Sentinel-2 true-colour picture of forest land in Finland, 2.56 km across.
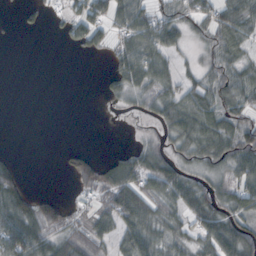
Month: October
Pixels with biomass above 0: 61%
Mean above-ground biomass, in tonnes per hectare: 42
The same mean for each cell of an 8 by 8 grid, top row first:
7 13 53 54 52 61 48 73
0 0 23 39 69 38 41 42
0 0 0 34 64 42 50 58
0 0 0 4 26 72 74 61
0 0 3 0 24 48 75 86
33 0 56 56 67 62 39 58
62 45 17 76 73 54 69 58
94 52 55 48 73 43 65 81
